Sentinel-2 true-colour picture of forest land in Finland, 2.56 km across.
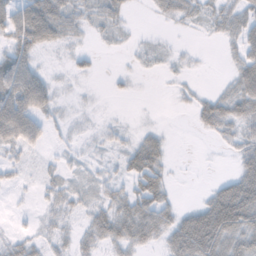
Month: November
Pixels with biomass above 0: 62%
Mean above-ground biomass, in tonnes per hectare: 24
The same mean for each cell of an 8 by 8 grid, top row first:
45 67 25 24 1 23 18 31
40 21 11 7 9 6 1 28
64 22 10 4 2 7 1 40
77 24 4 1 1 2 37 36
40 14 5 11 35 2 2 29
10 12 10 13 53 3 1 40
3 13 13 32 47 23 50 80
16 16 18 29 32 43 70 49
